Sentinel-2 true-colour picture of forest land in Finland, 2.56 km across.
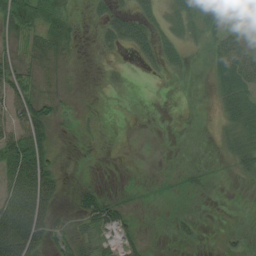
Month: August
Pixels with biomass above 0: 61%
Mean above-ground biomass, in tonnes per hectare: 22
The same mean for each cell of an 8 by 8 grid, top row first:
65 49 10 28 27 31 43 8
22 37 10 16 30 18 16 34
45 11 4 5 2 4 7 43
46 32 6 1 3 0 4 44
72 35 5 2 1 3 1 37
70 54 6 1 2 10 6 12
78 44 25 41 4 5 0 1
96 33 12 25 19 7 1 7
